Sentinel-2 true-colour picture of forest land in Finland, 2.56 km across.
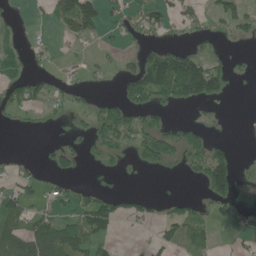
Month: June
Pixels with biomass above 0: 37%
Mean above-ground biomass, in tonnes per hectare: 39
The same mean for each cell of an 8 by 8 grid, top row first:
3 19 157 24 59 33 35 70
4 15 5 12 34 51 9 3
30 18 12 6 137 270 167 5
32 15 16 66 50 5 1 0
0 8 9 46 58 63 63 2
28 16 10 4 3 3 117 25
59 24 53 65 28 26 26 18
88 93 70 33 9 55 34 15
